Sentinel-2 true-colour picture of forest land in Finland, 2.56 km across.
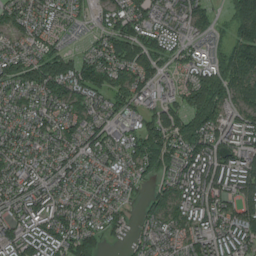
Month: July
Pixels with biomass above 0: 90%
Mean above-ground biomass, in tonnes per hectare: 101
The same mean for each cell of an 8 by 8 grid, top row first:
94 81 58 93 114 95 89 150
57 91 44 115 139 83 72 145
124 200 155 107 89 60 147 140
72 84 95 70 77 126 158 91
94 77 88 89 138 133 144 115
96 88 83 66 67 109 137 124
84 114 82 75 54 97 119 110
122 135 137 20 54 63 115 126
